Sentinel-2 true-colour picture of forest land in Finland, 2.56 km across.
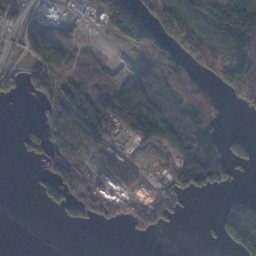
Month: November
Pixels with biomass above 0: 56%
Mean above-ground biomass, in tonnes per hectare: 61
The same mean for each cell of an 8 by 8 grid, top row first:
65 76 22 104 85 100 122 170
29 106 25 7 61 53 62 131
34 86 74 38 100 75 30 100
0 52 113 117 172 114 69 9
10 68 89 38 56 103 119 36
0 67 78 85 22 71 129 16
0 28 64 55 84 34 0 121
0 0 0 0 12 0 3 94
